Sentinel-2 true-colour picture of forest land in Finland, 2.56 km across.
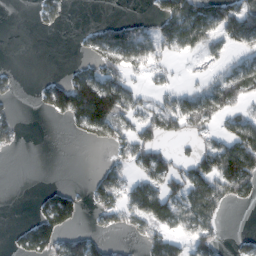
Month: February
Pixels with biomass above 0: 48%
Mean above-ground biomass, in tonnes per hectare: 58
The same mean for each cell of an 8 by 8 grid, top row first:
0 40 0 7 20 119 98 98
0 0 18 106 88 62 73 49
22 28 103 75 24 21 45 84
24 45 152 142 72 105 73 49
34 0 10 49 77 27 43 119
0 0 0 66 64 75 103 153
0 106 59 87 134 94 96 13
29 119 63 24 63 68 67 21
